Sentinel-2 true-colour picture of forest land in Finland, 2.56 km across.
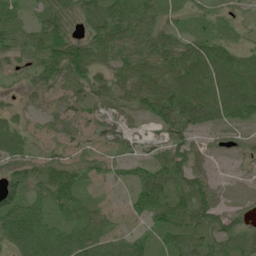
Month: July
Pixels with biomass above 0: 84%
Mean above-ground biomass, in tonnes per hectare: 39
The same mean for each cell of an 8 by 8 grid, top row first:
27 42 35 54 51 19 24 18
41 64 52 47 54 50 47 26
12 38 42 41 44 52 52 57
17 23 35 21 36 79 51 47
31 16 25 24 17 44 22 25
43 44 39 16 43 61 32 8
63 41 46 10 40 52 62 16
55 61 57 37 30 48 51 59
